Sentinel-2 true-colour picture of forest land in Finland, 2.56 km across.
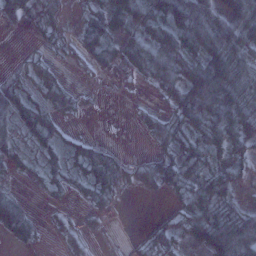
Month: January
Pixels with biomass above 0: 69%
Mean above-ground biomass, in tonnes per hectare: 35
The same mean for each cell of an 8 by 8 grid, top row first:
30 14 13 54 67 83 68 73
1 8 19 37 57 65 69 66
17 33 1 8 20 48 111 44
56 33 11 0 12 35 84 63
22 30 19 7 5 38 50 44
8 19 26 41 35 37 44 33
48 5 7 12 0 19 76 28
23 2 13 1 15 37 59 104
